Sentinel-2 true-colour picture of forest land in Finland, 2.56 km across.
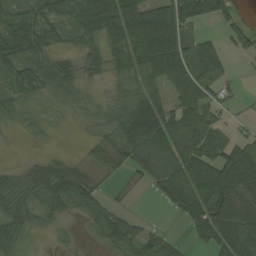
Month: August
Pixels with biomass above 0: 74%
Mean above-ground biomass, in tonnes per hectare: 43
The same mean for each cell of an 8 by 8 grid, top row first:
65 39 37 84 93 76 56 18
60 32 21 40 101 72 46 23
38 44 25 21 52 55 47 8
20 12 25 29 76 61 55 8
3 8 9 42 72 77 64 45
28 60 41 24 30 71 76 72
55 40 27 25 0 36 75 67
50 8 11 51 40 19 41 81
